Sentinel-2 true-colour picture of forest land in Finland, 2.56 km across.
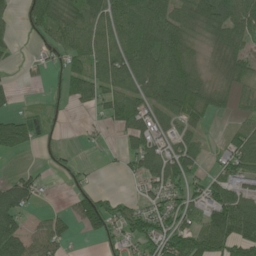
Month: June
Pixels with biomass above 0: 67%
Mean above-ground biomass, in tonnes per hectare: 58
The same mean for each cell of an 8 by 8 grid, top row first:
25 116 93 88 90 73 96 88
17 44 74 73 95 89 36 58
9 17 69 75 76 82 30 51
26 15 10 57 73 67 47 26
86 10 5 5 81 63 14 66
41 12 16 3 63 83 31 85
125 10 68 54 52 59 75 121
112 82 12 40 71 81 113 90
